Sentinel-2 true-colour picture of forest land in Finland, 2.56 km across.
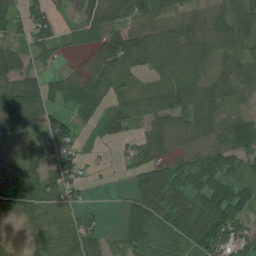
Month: July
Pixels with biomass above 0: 80%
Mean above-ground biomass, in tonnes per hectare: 61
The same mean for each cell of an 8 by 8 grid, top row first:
43 52 25 62 89 67 66 94
45 44 31 113 106 86 74 69
79 36 64 67 31 78 77 84
80 62 38 39 46 83 81 36
44 70 30 21 57 39 62 72
73 68 37 5 64 76 63 68
60 68 41 2 82 88 87 77
9 57 85 24 82 73 92 86
